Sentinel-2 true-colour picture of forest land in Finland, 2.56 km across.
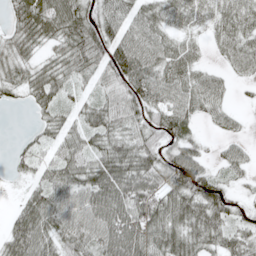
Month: May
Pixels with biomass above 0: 84%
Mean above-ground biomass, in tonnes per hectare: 57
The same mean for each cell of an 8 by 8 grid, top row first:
47 83 66 63 68 48 38 61
47 29 81 87 80 47 19 58
43 66 47 65 87 63 48 18
1 38 62 60 52 67 37 14
11 47 58 62 55 53 13 26
17 59 69 90 82 86 54 26
49 82 69 88 91 81 86 31
89 70 74 81 83 72 57 49
